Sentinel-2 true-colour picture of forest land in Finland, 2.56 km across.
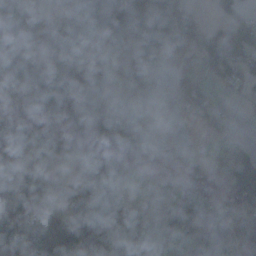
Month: November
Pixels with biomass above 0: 55%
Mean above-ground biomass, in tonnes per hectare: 72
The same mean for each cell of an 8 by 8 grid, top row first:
58 81 60 10 1 81 19 60
4 99 168 84 90 100 139 154
183 74 112 20 87 58 45 63
128 114 59 66 85 52 52 6
74 94 33 67 67 5 9 45
105 40 29 41 15 82 85 144
164 71 60 35 54 82 79 84
111 175 129 51 37 22 24 101
